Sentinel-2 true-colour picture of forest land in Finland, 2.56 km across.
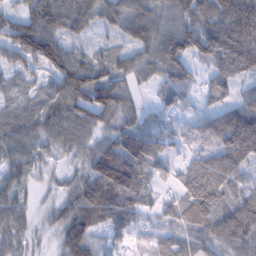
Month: February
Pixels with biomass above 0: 91%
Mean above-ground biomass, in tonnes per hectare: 80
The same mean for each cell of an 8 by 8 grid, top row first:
56 102 86 69 83 72 88 164
92 117 35 36 65 107 115 119
40 51 129 97 38 100 47 59
50 72 104 101 49 48 54 108
75 49 58 86 129 64 100 179
58 23 61 167 94 48 151 79
61 27 94 113 57 70 119 110
55 19 104 31 25 57 80 113
